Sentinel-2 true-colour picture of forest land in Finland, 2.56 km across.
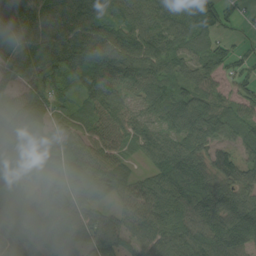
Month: August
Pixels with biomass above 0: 93%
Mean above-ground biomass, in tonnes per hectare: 74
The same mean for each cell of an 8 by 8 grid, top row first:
95 89 109 76 88 96 68 22
57 75 106 101 96 87 69 22
51 66 75 91 85 93 70 53
81 56 34 81 59 99 96 46
79 52 62 83 58 75 70 45
57 35 53 76 39 128 104 83
31 48 69 52 84 104 127 106
72 20 64 118 70 95 116 103
